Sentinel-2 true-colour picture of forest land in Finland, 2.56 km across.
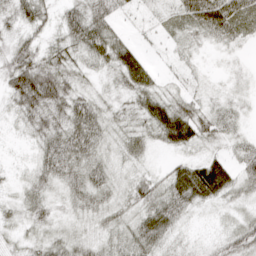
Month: April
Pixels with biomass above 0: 90%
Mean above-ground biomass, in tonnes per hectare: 29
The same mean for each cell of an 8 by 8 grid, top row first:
38 27 44 36 9 26 78 51
39 29 37 48 13 11 12 10
52 59 19 13 38 11 8 8
27 49 45 17 36 50 25 16
7 35 54 17 24 35 20 20
9 33 38 22 20 36 72 33
17 23 25 24 33 39 13 16
14 22 19 29 45 17 13 37
